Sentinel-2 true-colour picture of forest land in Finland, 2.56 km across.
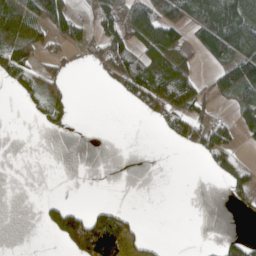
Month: April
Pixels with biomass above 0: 39%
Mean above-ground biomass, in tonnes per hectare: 43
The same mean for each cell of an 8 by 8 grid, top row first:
57 73 20 58 94 97 121 133
72 31 35 110 70 74 58 107
56 49 1 62 120 104 25 120
2 53 0 0 46 85 35 64
0 0 0 0 0 27 103 33
0 0 0 0 0 0 13 75
0 41 33 38 0 0 0 20
0 10 155 126 21 0 0 25
